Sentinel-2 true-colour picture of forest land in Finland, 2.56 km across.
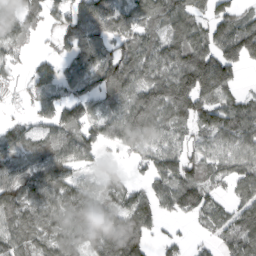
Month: March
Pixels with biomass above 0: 80%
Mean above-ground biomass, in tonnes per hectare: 97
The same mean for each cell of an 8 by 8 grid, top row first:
97 54 101 100 97 113 87 74
69 12 95 81 98 125 124 167
35 78 77 158 137 157 189 41
16 84 88 87 172 123 108 93
88 87 115 72 99 72 75 96
109 107 53 35 55 119 75 92
133 106 141 127 115 80 94 98
107 97 108 208 111 42 36 129
